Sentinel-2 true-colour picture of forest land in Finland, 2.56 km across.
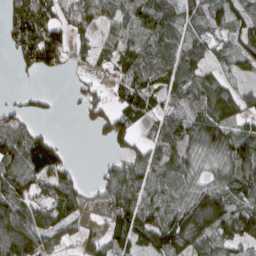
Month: March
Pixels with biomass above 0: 78%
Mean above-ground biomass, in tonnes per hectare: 77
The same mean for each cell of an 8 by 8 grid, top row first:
87 80 68 64 105 76 94 92
66 128 39 63 80 81 70 76
9 5 24 36 90 88 87 39
45 18 24 58 60 61 91 75
115 111 0 45 52 101 95 105
117 115 26 71 95 89 46 109
106 79 59 97 114 97 141 94
158 67 37 87 109 120 98 77
